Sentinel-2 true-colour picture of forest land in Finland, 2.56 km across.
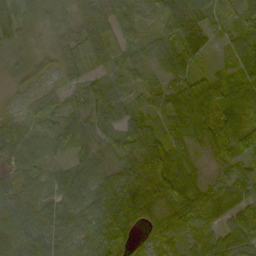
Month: September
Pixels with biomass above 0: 95%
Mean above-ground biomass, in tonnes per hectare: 65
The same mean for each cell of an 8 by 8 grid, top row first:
95 42 70 88 45 164 68 34
48 27 54 115 54 105 66 55
22 15 48 69 30 64 49 50
25 53 61 70 41 100 101 67
69 62 55 50 85 64 63 87
42 41 66 61 79 107 28 61
68 67 81 99 85 76 66 89
112 75 47 62 19 59 73 71
